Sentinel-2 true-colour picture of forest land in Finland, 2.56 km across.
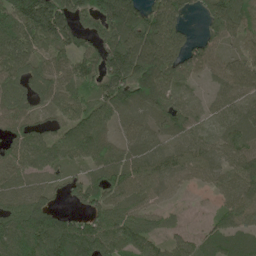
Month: May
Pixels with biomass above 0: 88%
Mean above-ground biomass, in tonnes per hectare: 99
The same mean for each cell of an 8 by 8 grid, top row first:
143 223 108 183 140 127 104 137
118 96 98 142 158 133 102 58
69 76 92 148 164 100 45 96
81 39 89 94 87 90 42 72
89 83 112 69 85 63 66 105
79 52 48 100 101 71 70 114
106 102 51 105 77 27 26 128
133 176 179 111 92 51 85 99
